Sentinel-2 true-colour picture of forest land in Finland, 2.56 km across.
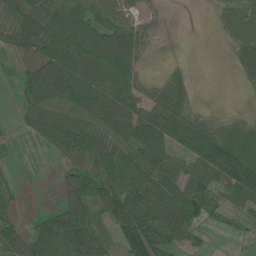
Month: June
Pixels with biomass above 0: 78%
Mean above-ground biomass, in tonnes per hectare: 55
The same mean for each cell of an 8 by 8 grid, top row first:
70 94 63 44 19 1 8 71
54 98 87 80 29 3 0 57
21 87 77 66 19 27 0 16
12 80 77 75 62 49 26 20
8 38 87 66 83 48 112 74
12 1 57 69 76 70 85 151
17 20 68 73 91 91 66 51
66 103 103 46 128 57 8 15
